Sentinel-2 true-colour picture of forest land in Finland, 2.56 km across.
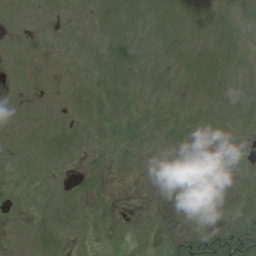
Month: August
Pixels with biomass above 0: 56%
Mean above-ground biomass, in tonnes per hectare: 8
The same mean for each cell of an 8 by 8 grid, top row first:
1 4 5 19 15 20 17 7
1 1 6 18 9 13 17 8
1 0 7 24 12 10 22 7
2 3 7 19 14 10 7 10
2 7 6 8 11 9 1 3
0 2 6 4 2 6 7 3
0 5 4 2 3 1 6 10
1 8 1 1 2 12 26 39
